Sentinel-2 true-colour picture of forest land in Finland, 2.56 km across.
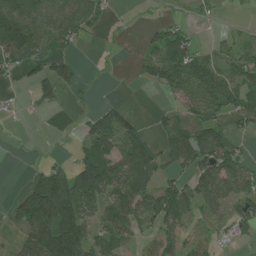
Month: July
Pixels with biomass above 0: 57%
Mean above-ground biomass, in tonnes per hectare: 56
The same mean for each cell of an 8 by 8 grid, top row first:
129 92 84 10 1 10 9 2
126 43 19 3 32 124 29 40
14 60 27 1 36 96 91 78
8 17 10 54 3 45 80 72
0 0 25 96 84 92 96 23
0 73 91 99 107 46 80 77
46 143 99 83 82 111 58 52
26 135 106 90 29 62 34 17
